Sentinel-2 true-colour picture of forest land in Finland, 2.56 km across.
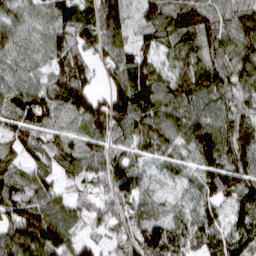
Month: March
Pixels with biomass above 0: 95%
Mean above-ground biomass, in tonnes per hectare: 98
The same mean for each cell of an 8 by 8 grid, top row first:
74 82 123 66 69 102 90 87
83 97 134 90 70 84 91 126
68 75 124 71 111 96 107 98
117 106 111 153 126 109 96 95
97 88 92 85 86 90 128 138
76 76 79 107 48 36 104 130
148 130 77 119 86 49 97 99
146 190 60 69 128 104 99 112
